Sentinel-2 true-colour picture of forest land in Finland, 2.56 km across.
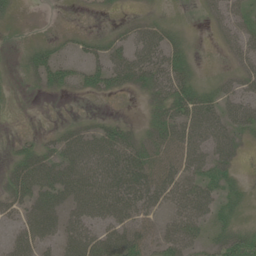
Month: June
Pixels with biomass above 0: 62%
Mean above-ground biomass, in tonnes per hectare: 26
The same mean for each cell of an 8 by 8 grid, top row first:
9 0 1 4 8 2 12 25
5 20 17 26 36 26 0 24
2 38 23 36 34 42 8 22
1 0 3 3 8 44 42 32
11 19 44 46 27 38 40 17
40 48 50 55 44 42 37 10
31 44 36 44 37 34 32 14
31 29 45 39 34 44 22 32
